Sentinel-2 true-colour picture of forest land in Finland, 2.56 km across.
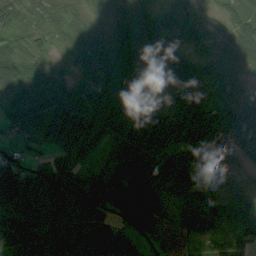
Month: August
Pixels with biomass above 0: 94%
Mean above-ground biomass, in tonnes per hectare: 81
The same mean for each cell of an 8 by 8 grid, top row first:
42 41 42 69 73 52 41 47
36 24 54 99 104 75 51 74
79 42 46 98 101 132 84 45
45 74 84 101 112 92 130 110
46 44 68 61 116 106 122 132
137 112 67 72 109 88 47 44
121 120 141 81 128 46 73 96
154 142 125 86 38 39 56 86
